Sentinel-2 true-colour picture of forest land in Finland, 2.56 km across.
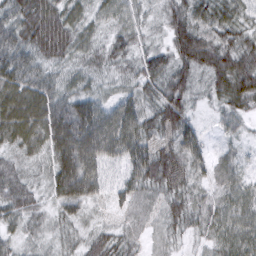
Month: March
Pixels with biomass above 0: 98%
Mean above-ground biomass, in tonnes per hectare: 52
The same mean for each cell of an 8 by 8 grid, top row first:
65 87 38 38 26 51 50 39
68 87 42 43 30 53 70 64
79 42 30 23 44 43 38 83
95 84 89 66 58 66 14 46
53 72 127 88 60 62 28 21
53 46 130 20 69 60 40 31
54 30 56 23 40 48 44 48
29 24 33 53 29 25 33 51
